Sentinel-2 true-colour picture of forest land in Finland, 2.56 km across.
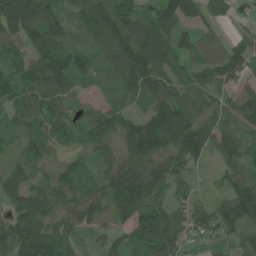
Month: June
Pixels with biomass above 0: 90%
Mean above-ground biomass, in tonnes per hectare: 80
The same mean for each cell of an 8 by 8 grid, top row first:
168 94 62 125 71 119 56 29
61 129 55 100 127 75 59 58
78 117 55 48 115 66 62 48
60 88 50 76 64 145 45 73
44 81 51 63 173 107 86 54
75 53 64 77 112 81 13 61
96 94 82 80 89 67 56 148
114 141 34 48 85 99 30 58
